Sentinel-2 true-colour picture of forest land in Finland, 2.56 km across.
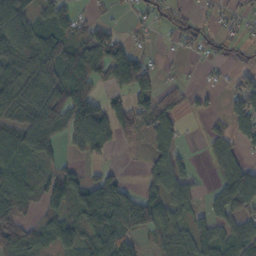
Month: October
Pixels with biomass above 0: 66%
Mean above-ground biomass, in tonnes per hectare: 62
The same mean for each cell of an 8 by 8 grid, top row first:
90 53 33 12 40 52 20 29
84 58 70 106 24 18 33 27
92 61 90 86 96 14 7 44
66 132 111 79 68 51 24 68
81 103 73 47 39 58 27 55
68 49 49 51 33 71 8 107
61 59 91 124 120 57 50 90
59 64 84 73 13 68 85 99
